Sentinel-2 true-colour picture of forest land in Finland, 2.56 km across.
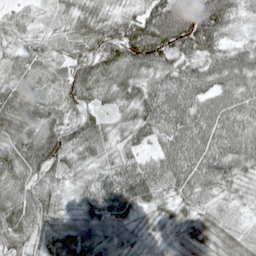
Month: May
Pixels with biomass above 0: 98%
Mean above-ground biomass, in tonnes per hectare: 70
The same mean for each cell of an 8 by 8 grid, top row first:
32 17 55 49 80 131 142 40
41 43 66 92 139 109 86 47
58 51 89 88 72 85 71 79
92 66 74 38 78 96 79 74
88 98 73 48 59 82 88 73
76 71 39 75 95 89 77 51
82 70 43 86 48 51 49 29
68 76 83 56 35 47 52 56
